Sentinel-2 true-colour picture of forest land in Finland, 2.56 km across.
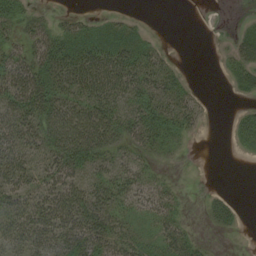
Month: August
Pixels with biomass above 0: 64%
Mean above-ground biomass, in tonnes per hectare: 36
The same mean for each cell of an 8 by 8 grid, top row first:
49 17 18 12 3 0 0 3
30 64 51 48 35 2 0 41
63 63 67 70 57 31 0 26
59 76 60 58 59 49 7 17
65 68 85 54 43 19 0 23
52 48 44 44 37 5 0 0
53 68 63 44 32 34 22 12
42 45 51 49 34 53 8 0
